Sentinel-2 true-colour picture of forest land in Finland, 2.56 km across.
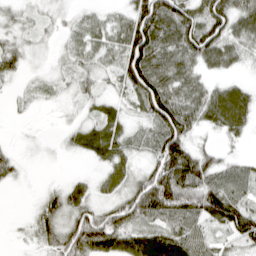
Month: April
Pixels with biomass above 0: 79%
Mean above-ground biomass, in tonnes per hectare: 49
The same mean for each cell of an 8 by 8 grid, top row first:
25 14 15 18 96 76 89 74
38 10 33 37 113 57 93 49
21 14 35 24 111 53 25 19
8 3 15 32 45 84 70 85
5 2 41 67 21 96 12 17
22 1 10 47 50 117 74 58
0 44 61 54 98 102 102 81
4 36 103 79 75 82 44 55
